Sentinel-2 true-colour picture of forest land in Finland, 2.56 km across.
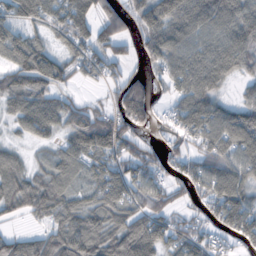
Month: October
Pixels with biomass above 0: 79%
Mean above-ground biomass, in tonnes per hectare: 74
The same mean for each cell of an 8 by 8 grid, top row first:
81 95 98 69 83 111 107 104
92 50 72 63 52 89 83 96
78 93 32 40 48 70 92 34
64 88 68 67 85 56 107 78
23 32 100 111 43 42 83 106
73 61 51 90 77 49 89 77
58 78 63 74 66 40 63 99
66 62 107 86 118 70 53 57
